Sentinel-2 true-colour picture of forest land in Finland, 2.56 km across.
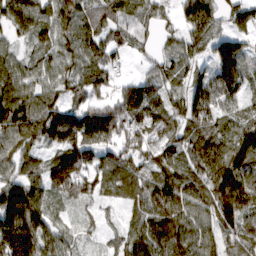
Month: March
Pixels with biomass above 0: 91%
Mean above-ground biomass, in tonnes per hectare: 95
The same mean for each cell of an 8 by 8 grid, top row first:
99 93 95 106 75 47 117 71
44 74 77 70 42 65 92 96
111 78 75 50 66 63 110 114
147 117 107 118 121 75 122 66
96 79 126 99 97 87 114 111
75 100 124 91 78 97 126 178
194 79 29 26 90 153 91 142
224 111 32 34 121 138 84 85
